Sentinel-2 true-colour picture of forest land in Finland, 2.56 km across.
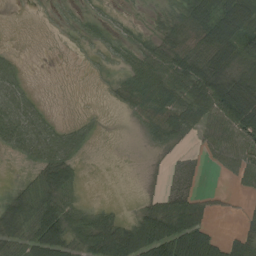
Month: August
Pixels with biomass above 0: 61%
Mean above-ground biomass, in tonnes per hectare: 39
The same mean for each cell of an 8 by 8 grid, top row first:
0 3 12 11 7 40 57 85
4 0 7 21 35 47 56 72
42 0 0 12 58 68 91 77
71 16 4 2 38 47 65 119
50 76 40 0 11 20 32 63
4 56 15 0 2 12 4 38
63 70 32 17 28 53 23 6
55 100 48 93 113 101 67 40
